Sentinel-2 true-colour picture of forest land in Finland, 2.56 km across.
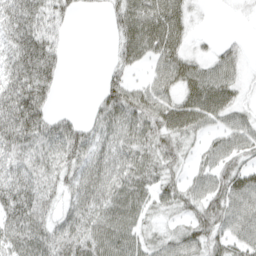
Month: April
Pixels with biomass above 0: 78%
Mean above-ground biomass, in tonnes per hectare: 50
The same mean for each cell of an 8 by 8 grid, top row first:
75 53 13 35 74 55 3 4
69 67 0 19 66 50 13 18
74 66 0 34 19 52 65 27
97 44 9 60 60 64 72 31
76 58 63 49 54 46 26 44
58 49 56 70 53 30 47 72
84 51 57 68 43 43 68 71
54 62 66 70 36 45 65 53
